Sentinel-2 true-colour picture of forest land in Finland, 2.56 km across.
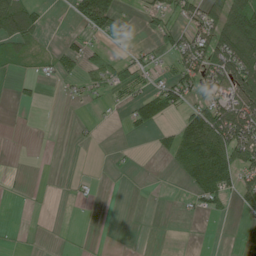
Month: June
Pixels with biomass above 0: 35%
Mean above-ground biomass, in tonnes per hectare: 31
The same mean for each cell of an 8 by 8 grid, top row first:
100 11 57 93 15 34 59 133
33 14 36 11 15 56 85 139
15 10 29 37 24 52 71 89
1 0 1 5 52 29 83 94
0 0 3 2 0 62 124 96
2 0 3 2 0 15 98 60
0 0 1 0 1 2 29 19
0 1 1 0 1 0 0 1
